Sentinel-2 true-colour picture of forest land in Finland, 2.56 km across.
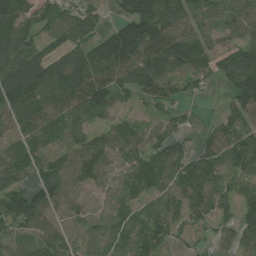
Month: July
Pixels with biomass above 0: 85%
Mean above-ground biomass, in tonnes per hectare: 93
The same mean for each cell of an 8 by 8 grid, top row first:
159 94 95 39 168 137 89 92
139 68 103 155 143 135 90 111
150 121 142 104 118 108 63 134
123 123 99 71 29 48 6 86
73 78 80 99 89 83 76 117
118 102 94 40 128 109 100 81
121 94 33 36 70 59 90 98
56 99 40 73 108 44 36 76
